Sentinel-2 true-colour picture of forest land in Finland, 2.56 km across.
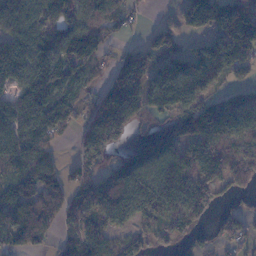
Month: November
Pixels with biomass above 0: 77%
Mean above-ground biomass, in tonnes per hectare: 103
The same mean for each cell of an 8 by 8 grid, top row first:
107 93 124 118 17 33 185 199
136 115 175 40 83 87 84 180
95 158 61 83 125 155 102 48
141 139 65 192 113 126 124 74
112 78 58 107 95 99 114 82
95 107 86 93 119 116 122 91
141 123 87 98 127 119 92 36
96 54 115 80 82 57 37 73
